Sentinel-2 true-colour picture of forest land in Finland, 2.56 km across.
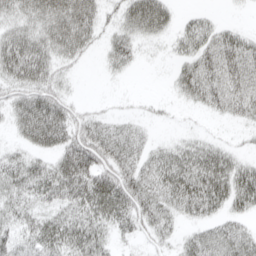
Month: April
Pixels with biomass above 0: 71%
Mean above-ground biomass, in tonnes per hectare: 36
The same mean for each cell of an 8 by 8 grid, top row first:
38 57 64 15 72 24 14 2
63 47 41 30 10 17 43 55
49 45 5 5 0 25 50 51
42 76 20 10 6 4 16 30
19 46 55 49 26 21 25 8
42 49 68 61 47 61 66 50
33 29 42 58 44 36 41 29
36 50 51 21 14 17 42 45
